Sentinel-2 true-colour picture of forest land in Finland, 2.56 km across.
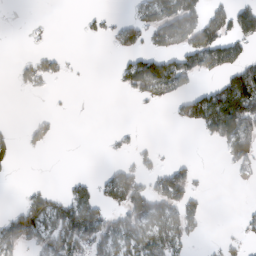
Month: February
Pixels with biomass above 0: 36%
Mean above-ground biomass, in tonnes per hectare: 37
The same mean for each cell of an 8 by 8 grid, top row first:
0 0 7 9 44 118 63 73
0 7 0 12 45 63 94 45
13 22 2 7 121 88 20 95
0 4 0 0 2 23 108 149
15 17 0 8 7 1 12 106
2 0 9 32 37 68 3 16
19 63 68 45 75 68 12 4
58 50 80 68 76 66 7 18
